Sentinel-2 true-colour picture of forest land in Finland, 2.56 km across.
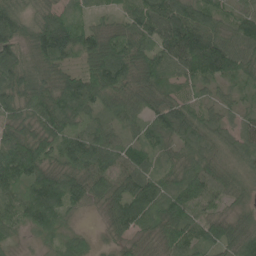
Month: June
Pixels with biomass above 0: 97%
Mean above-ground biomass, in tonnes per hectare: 74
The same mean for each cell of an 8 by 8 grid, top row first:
82 68 40 32 93 104 76 54
79 119 85 90 74 98 123 77
85 66 80 123 77 59 64 55
75 113 81 58 69 95 44 34
115 90 94 72 74 55 60 56
112 89 91 94 75 58 80 39
58 121 46 64 112 97 48 32
21 30 45 31 49 80 66 76
